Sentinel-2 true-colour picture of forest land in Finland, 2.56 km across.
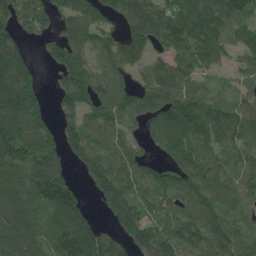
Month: May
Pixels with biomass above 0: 84%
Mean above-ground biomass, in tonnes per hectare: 128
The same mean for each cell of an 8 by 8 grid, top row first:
144 116 121 77 134 146 167 107
132 75 139 107 107 114 151 92
212 18 182 127 80 129 52 54
207 68 118 124 134 163 148 118
206 120 133 103 60 161 142 140
153 235 54 166 102 122 158 104
163 135 97 170 128 113 118 90
190 133 213 102 151 147 139 98
